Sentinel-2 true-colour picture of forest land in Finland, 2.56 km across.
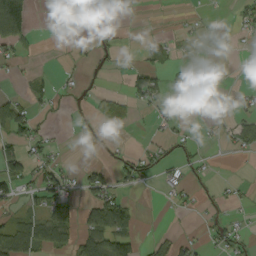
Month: September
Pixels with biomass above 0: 31%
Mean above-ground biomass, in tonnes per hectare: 24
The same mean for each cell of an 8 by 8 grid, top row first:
115 1 10 13 4 2 8 24
34 0 5 14 15 14 25 6
6 16 11 3 54 10 10 0
27 12 4 22 13 11 10 21
51 25 1 7 8 26 9 32
63 56 29 40 39 15 10 3
21 52 35 83 3 12 11 10
90 79 52 86 13 28 16 29
